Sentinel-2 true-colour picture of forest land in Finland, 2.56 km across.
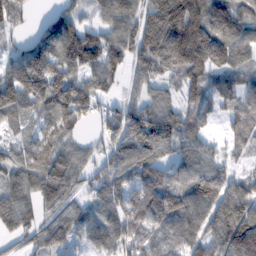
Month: February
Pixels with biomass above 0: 87%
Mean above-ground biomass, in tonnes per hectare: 108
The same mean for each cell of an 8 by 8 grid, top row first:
86 54 62 109 108 164 143 86
63 155 179 119 120 172 105 88
168 217 112 74 71 65 90 68
104 126 144 86 138 97 70 70
54 95 47 105 169 106 51 45
56 148 85 116 130 85 133 75
123 78 70 120 180 161 142 172
64 99 73 110 99 84 106 204
